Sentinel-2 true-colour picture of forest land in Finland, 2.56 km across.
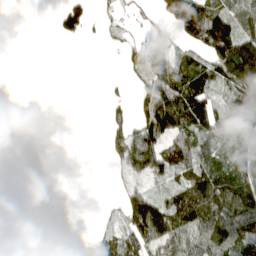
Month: April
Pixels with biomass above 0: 55%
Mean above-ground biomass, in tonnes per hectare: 68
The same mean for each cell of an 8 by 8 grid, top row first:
0 2 78 22 23 139 157 99
0 0 1 8 53 47 135 158
0 0 0 7 55 98 118 148
6 0 0 36 104 165 123 96
41 24 0 61 143 100 57 45
147 116 0 17 93 71 115 90
105 142 0 8 171 121 131 137
79 17 0 68 106 96 82 95
